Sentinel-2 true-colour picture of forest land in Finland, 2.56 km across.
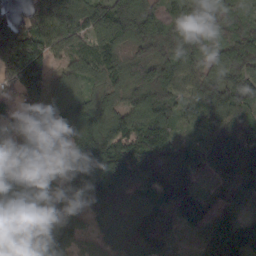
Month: March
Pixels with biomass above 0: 95%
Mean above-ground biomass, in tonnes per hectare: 103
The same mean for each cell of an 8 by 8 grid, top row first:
63 165 126 160 127 69 89 66
247 126 60 121 114 99 62 111
170 96 65 70 109 108 93 108
98 120 110 91 126 73 100 74
37 127 119 119 127 60 77 104
93 65 112 138 98 117 41 85
133 117 132 112 93 102 82 55
140 143 69 93 150 41 75 120
